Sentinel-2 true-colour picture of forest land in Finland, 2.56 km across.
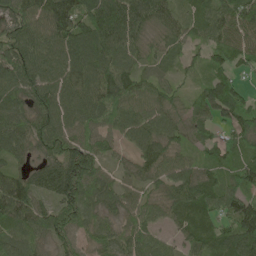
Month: May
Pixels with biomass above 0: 94%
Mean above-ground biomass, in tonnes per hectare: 75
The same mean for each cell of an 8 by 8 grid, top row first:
75 113 119 131 102 53 80 85
85 88 113 116 58 40 64 78
85 81 90 105 56 32 56 33
59 87 81 82 83 58 66 86
71 82 77 41 75 65 47 56
69 99 132 42 63 81 58 77
122 57 94 55 60 64 80 116
57 54 41 59 60 39 75 105
